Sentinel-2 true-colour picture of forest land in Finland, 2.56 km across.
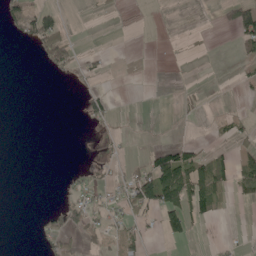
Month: May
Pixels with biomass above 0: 22%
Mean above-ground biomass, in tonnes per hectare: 17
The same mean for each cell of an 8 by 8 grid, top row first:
43 52 0 2 0 0 0 73
2 74 10 1 0 2 2 30
0 4 12 1 0 0 0 11
0 0 10 17 0 6 2 5
0 0 0 7 1 34 8 22
0 0 9 7 55 109 77 47
0 6 30 13 46 87 54 3
0 17 18 10 20 30 4 3
